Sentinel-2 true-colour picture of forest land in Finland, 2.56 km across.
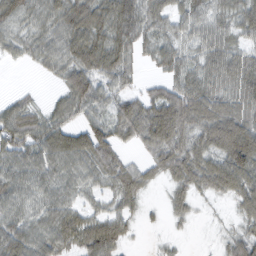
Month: February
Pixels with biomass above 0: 84%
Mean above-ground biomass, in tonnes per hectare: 56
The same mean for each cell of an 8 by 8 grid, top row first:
71 61 86 86 72 48 55 58
34 60 89 90 38 41 59 50
1 11 82 63 16 47 59 67
64 43 55 54 70 96 77 68
80 83 80 46 43 68 73 119
63 60 50 52 31 49 71 87
62 64 43 33 21 27 8 41
88 68 54 56 4 11 7 50
